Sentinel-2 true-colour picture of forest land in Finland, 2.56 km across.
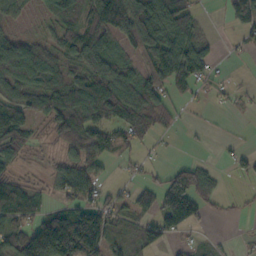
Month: October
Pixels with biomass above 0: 66%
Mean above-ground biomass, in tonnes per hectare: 66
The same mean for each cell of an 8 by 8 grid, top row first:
59 56 58 122 137 124 6 106
101 61 106 67 94 131 38 16
103 88 74 92 70 80 46 3
100 96 119 86 77 27 6 11
106 19 82 62 32 3 4 10
43 26 83 9 20 75 57 19
120 41 90 64 37 140 33 8
107 217 200 72 64 28 12 4
